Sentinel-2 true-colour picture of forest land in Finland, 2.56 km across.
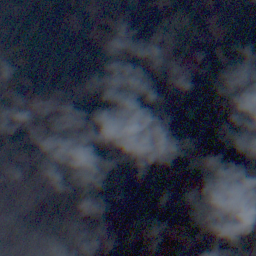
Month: November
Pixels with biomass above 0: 92%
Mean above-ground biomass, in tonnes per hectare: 107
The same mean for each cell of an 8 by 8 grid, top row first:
114 131 68 121 145 62 95 109
116 106 108 61 99 36 142 180
94 106 101 75 148 66 108 114
105 98 143 134 114 123 105 97
107 75 75 175 128 122 133 100
53 114 81 140 115 105 79 96
120 128 150 133 145 149 87 71
148 136 105 68 77 87 79 28
